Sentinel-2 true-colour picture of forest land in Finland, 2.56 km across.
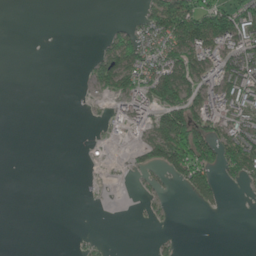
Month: June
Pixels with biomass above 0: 35%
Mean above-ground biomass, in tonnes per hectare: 38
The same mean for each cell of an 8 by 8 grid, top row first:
0 0 0 0 43 136 135 106
0 0 0 61 71 96 108 87
0 0 3 92 87 130 83 101
0 0 1 29 78 111 100 77
0 0 2 13 56 159 118 107
0 0 1 3 12 41 71 50
0 0 0 0 8 3 16 0
0 0 7 2 0 12 0 0
